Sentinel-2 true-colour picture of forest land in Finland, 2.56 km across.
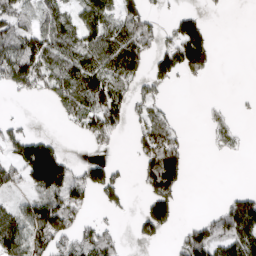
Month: April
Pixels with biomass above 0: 50%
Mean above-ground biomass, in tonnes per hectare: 77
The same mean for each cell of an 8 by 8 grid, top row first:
85 66 73 96 105 56 26 0
99 132 105 146 118 150 116 0
133 106 111 102 66 46 16 0
3 9 118 124 64 12 23 7
104 89 9 40 104 89 20 23
72 245 82 94 90 138 0 0
60 139 80 47 62 80 14 131
131 137 93 65 47 39 133 131
